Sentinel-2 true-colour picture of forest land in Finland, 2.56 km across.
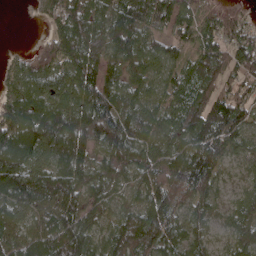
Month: April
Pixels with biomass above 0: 92%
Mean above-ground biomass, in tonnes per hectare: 89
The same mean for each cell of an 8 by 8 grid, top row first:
0 39 95 99 89 88 43 40
6 65 133 106 92 51 96 91
63 102 124 70 75 72 85 71
122 126 117 116 93 78 124 86
146 139 115 126 83 80 123 69
136 106 100 95 82 112 104 34
103 96 108 60 87 76 64 62
86 122 133 79 116 82 58 76
